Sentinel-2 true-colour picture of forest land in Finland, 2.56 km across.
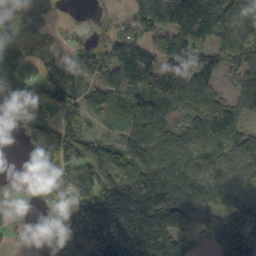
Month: October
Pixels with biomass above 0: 82%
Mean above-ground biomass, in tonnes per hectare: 122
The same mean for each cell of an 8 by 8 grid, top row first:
86 51 13 33 160 207 186 129
105 58 56 130 95 102 105 116
176 130 114 67 133 125 95 67
77 82 141 48 128 101 113 78
9 215 231 100 120 84 80 104
40 156 181 201 210 153 118 107
35 73 213 304 284 182 113 137
22 105 139 132 157 153 98 224
